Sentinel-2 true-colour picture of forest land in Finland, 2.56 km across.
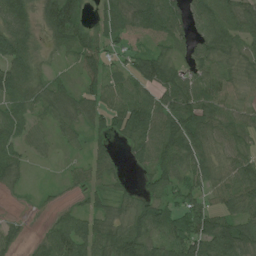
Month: July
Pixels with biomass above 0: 85%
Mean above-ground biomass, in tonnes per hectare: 58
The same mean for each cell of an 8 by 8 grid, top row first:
80 76 67 59 88 69 91 90
86 21 75 44 39 46 76 70
79 32 36 45 78 83 66 43
61 46 48 54 76 102 72 54
56 21 22 36 58 90 61 50
38 4 25 34 39 58 56 67
3 11 27 39 67 47 55 69
34 59 101 92 87 80 91 92
